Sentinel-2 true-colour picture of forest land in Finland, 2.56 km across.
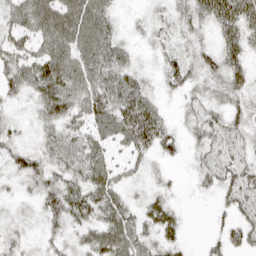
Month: April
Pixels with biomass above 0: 84%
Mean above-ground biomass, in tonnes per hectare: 38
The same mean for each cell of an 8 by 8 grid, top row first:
42 71 83 29 11 27 44 61
38 56 72 52 11 25 23 52
47 74 67 55 24 36 28 41
12 43 44 60 73 12 30 39
28 38 46 33 48 25 35 32
26 38 47 39 18 7 31 46
8 39 56 50 32 19 5 42
21 21 29 63 37 25 13 37
